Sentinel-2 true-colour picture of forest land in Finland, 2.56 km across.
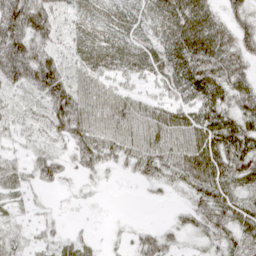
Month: April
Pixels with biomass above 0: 82%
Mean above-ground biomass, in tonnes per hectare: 46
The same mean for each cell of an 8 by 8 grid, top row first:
115 75 35 32 36 63 56 50
109 56 45 45 38 67 80 58
77 113 46 36 27 54 73 50
28 69 79 62 47 41 60 55
20 30 65 52 59 62 65 68
29 44 20 8 29 39 61 59
15 8 5 1 1 13 52 56
19 19 12 6 31 20 30 48
